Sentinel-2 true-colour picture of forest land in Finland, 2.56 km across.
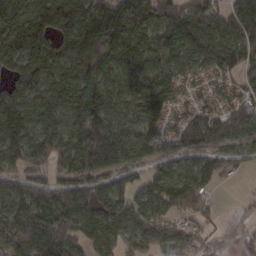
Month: February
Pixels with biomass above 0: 89%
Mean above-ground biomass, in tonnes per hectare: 130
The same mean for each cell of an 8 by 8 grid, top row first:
162 188 222 293 193 157 132 170
151 149 218 200 164 116 140 133
121 125 205 106 108 71 54 79
196 145 157 118 130 67 84 119
144 113 132 165 87 77 114 82
92 73 121 101 67 83 125 42
127 219 187 189 134 92 71 10
150 228 131 107 135 145 53 42
